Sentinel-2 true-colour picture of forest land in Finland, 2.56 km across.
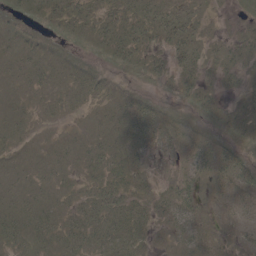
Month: May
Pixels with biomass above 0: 84%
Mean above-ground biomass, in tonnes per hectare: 17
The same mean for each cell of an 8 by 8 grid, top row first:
21 29 25 21 28 29 8 6
15 12 16 27 23 30 16 21
9 11 18 15 16 24 10 13
9 7 5 12 27 13 22 14
8 7 10 14 16 19 23 19
9 10 8 17 14 23 29 24
12 11 16 28 22 33 13 12
18 18 21 25 13 17 16 10
